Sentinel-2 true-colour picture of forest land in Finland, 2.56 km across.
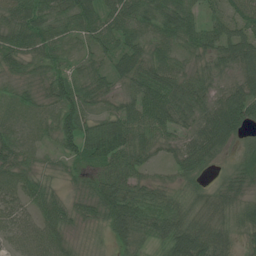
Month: July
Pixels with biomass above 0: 95%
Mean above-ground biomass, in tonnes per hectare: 56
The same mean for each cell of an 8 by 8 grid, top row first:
63 56 72 63 63 77 32 53
61 66 33 52 51 48 54 79
28 56 52 41 69 65 46 50
33 37 78 46 84 78 61 89
44 22 106 157 74 38 74 33
63 24 43 88 39 35 25 44
55 48 33 86 72 50 54 52
45 71 12 40 38 89 75 33
